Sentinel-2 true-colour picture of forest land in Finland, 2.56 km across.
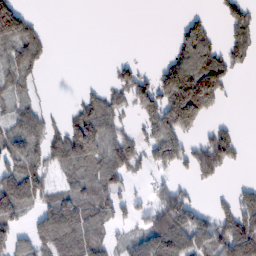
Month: February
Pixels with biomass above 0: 55%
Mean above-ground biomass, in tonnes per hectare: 79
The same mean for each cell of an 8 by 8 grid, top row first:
186 2 0 0 0 4 26 72
96 35 0 0 0 65 99 73
60 6 4 38 68 223 210 9
63 32 69 80 102 251 98 0
101 93 174 105 86 116 100 38
121 64 92 119 22 33 66 3
129 88 112 82 47 179 29 93
86 128 168 50 105 148 102 184
